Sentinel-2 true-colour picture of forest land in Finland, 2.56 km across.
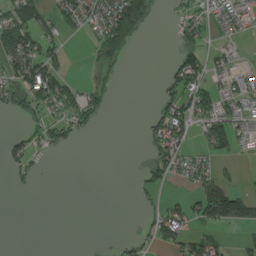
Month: August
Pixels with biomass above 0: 36%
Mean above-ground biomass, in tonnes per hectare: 28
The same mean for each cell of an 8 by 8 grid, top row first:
54 32 41 84 49 12 33 44
79 41 1 45 0 22 29 17
50 93 16 4 0 53 47 42
14 29 65 3 5 67 57 42
30 31 7 0 14 62 49 31
14 1 0 0 16 19 36 9
0 0 0 0 11 34 80 84
0 0 0 2 14 48 45 14
